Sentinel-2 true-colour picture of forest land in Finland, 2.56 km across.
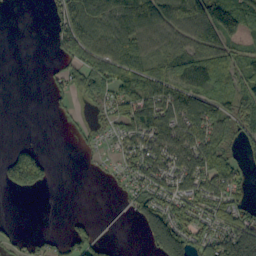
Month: September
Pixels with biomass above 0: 60%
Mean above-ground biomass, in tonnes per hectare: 61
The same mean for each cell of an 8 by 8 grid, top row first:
0 24 79 65 82 88 124 136
0 9 97 108 94 69 78 57
0 20 64 110 100 88 120 93
0 7 10 47 105 87 101 83
26 2 11 21 77 93 96 52
136 55 0 17 72 86 104 52
0 0 0 0 89 71 68 59
20 22 65 11 38 156 72 160
